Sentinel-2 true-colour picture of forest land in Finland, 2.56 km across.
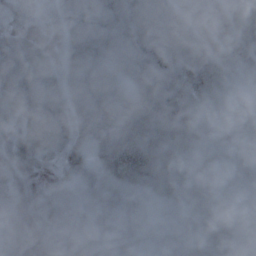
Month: October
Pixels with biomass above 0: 83%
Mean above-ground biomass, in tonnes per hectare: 51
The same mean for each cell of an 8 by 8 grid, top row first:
14 5 68 69 91 58 0 56
52 15 57 57 100 97 31 19
65 43 51 47 68 82 95 31
45 60 44 56 73 88 63 74
45 46 31 71 78 78 86 91
34 11 32 42 73 98 107 80
11 10 13 25 17 32 94 65
19 17 25 25 12 23 68 33
